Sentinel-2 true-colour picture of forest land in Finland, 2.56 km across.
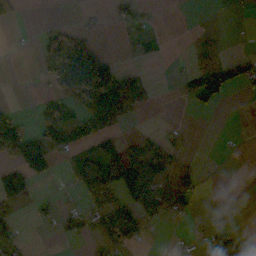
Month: October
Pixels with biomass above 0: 36%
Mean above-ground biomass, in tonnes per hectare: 40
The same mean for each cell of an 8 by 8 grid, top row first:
15 0 3 13 17 0 1 4
2 40 83 3 17 0 29 2
0 27 114 107 76 13 128 69
21 25 54 143 30 0 21 0
122 88 79 13 61 37 0 2
108 46 57 96 150 74 2 0
36 24 35 83 88 57 0 0
39 2 24 72 28 3 36 55
